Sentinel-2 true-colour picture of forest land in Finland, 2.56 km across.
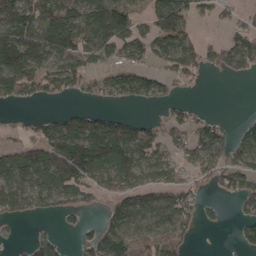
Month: April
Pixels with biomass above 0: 61%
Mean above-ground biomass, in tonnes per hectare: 81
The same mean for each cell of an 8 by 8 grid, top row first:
133 112 106 166 57 168 29 39
203 127 115 114 84 114 62 121
141 123 98 96 94 57 9 21
8 21 50 38 5 42 19 7
57 126 169 189 119 58 125 77
106 122 113 63 59 64 58 114
58 50 70 65 90 126 22 42
14 60 37 130 85 73 0 57
